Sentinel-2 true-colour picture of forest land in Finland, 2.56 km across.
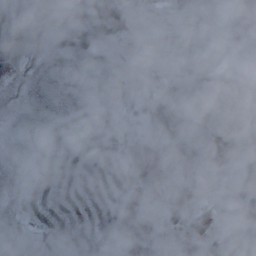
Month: October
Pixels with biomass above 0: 69%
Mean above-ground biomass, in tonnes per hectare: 23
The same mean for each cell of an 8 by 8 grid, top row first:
34 9 33 75 0 5 1 17
35 13 45 7 0 7 25 14
22 35 30 21 2 19 38 31
22 33 33 21 15 28 36 40
22 30 29 30 6 28 34 22
22 31 31 36 8 24 6 20
19 33 35 28 0 28 13 28
20 20 27 14 0 24 29 36
